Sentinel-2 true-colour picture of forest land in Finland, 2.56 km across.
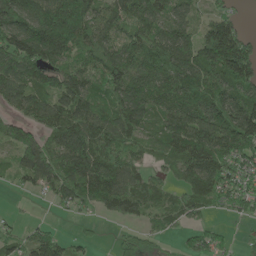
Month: May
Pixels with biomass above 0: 82%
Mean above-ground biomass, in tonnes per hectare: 100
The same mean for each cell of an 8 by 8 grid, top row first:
136 150 199 94 114 99 54 32
158 207 110 92 112 135 143 161
124 100 116 112 105 119 122 134
66 120 130 118 120 132 145 160
112 89 158 111 67 102 129 141
45 112 156 145 71 55 133 104
7 10 51 72 73 75 69 65
63 79 29 11 37 20 64 14
